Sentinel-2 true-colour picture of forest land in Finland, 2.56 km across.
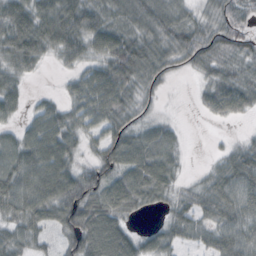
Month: October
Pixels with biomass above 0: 83%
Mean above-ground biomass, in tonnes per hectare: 57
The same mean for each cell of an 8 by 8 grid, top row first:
83 80 95 52 62 49 35 52
84 60 65 83 68 57 58 41
44 2 48 93 54 9 37 57
34 55 64 78 22 3 32 45
63 97 40 69 72 37 2 21
90 105 71 64 92 38 26 80
66 78 100 81 33 38 52 72
49 24 97 102 37 43 45 81
